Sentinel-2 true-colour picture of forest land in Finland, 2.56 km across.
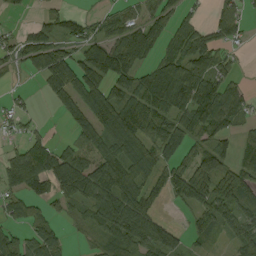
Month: August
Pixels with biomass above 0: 71%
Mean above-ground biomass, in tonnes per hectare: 80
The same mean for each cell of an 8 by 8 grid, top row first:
9 35 38 49 61 69 21 50
60 104 65 121 107 83 100 23
8 88 121 111 83 153 111 35
33 6 81 141 122 118 140 67
34 55 77 95 106 95 84 58
109 134 170 131 88 77 141 115
56 46 46 136 102 15 93 96
80 81 11 75 96 61 44 88
